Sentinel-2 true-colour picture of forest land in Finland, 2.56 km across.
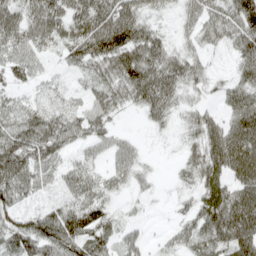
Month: April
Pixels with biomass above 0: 79%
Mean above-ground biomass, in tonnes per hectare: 46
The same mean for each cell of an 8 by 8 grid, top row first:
49 70 53 82 39 18 50 80
55 31 65 97 76 27 28 50
34 20 16 51 81 58 26 35
33 41 36 34 29 28 25 65
63 66 32 36 8 7 61 75
60 35 44 29 16 12 52 61
43 34 81 26 5 10 60 92
70 89 73 34 19 29 52 82
